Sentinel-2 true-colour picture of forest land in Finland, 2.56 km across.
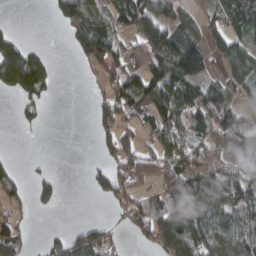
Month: March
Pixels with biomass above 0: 56%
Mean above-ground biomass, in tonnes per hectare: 63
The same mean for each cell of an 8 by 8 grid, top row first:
1 13 100 70 122 65 39 98
84 11 65 94 83 124 77 66
135 65 4 69 83 129 80 72
18 10 0 81 62 106 122 79
1 1 0 72 44 109 80 45
42 25 0 72 59 101 86 57
36 19 0 19 82 103 111 94
69 23 70 42 31 128 101 111
